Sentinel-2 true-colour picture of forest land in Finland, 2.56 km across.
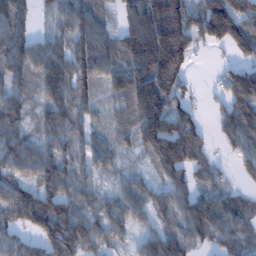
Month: January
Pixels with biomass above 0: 85%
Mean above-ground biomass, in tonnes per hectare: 87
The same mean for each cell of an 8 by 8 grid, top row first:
103 34 90 37 145 161 167 127
86 68 96 85 177 210 38 94
60 94 107 83 142 127 5 131
83 76 75 35 143 97 17 111
84 68 72 48 86 177 44 70
73 91 66 31 30 83 56 18
119 138 96 75 62 88 116 71
59 107 130 55 52 102 59 69
